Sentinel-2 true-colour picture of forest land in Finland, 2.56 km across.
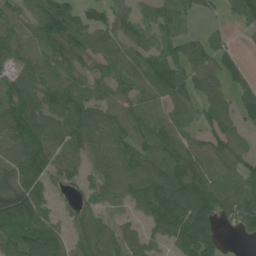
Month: June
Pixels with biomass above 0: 83%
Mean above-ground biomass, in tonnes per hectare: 87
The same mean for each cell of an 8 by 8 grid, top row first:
45 120 74 70 59 83 22 76
70 78 101 87 90 74 74 23
87 88 65 81 97 91 99 59
124 100 98 85 88 82 71 77
102 113 94 106 94 88 74 70
109 78 47 88 133 105 96 86
198 69 48 29 99 144 116 126
100 126 75 93 73 108 124 19
